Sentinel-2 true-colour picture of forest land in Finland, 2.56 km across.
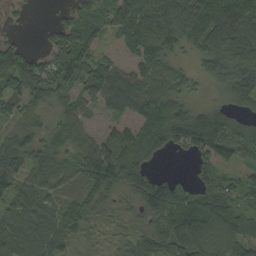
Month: September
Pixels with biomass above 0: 86%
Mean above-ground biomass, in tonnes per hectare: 84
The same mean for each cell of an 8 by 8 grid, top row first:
16 3 71 84 132 137 139 113
74 68 154 25 111 74 95 124
129 126 95 138 99 67 61 147
53 64 67 54 90 99 86 57
93 73 72 112 119 80 132 99
77 61 69 127 86 35 52 46
62 50 67 51 93 144 103 74
76 74 29 25 77 90 116 88
